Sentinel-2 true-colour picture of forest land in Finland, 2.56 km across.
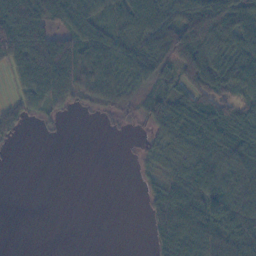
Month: November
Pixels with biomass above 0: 65%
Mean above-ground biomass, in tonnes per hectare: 50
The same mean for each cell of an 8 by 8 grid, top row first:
117 73 85 45 76 78 120 100
106 106 87 73 60 102 78 82
27 91 68 62 48 47 79 83
40 29 10 19 36 61 64 48
9 1 0 0 16 55 68 67
0 0 0 0 15 45 84 66
0 0 0 0 18 74 100 91
0 0 0 0 8 78 110 96
